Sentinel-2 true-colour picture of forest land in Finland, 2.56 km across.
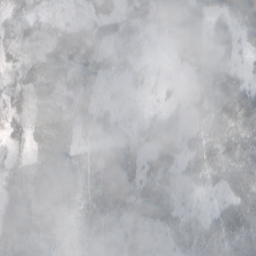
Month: October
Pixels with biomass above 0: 84%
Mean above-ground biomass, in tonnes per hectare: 27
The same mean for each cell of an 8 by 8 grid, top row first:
26 11 8 15 23 24 31 46
22 16 24 9 7 11 27 33
14 14 23 9 9 8 29 28
17 14 23 18 7 17 36 53
15 22 20 32 20 32 37 48
24 35 41 60 37 27 40 44
34 30 41 49 33 28 23 55
40 27 29 21 18 23 46 57
